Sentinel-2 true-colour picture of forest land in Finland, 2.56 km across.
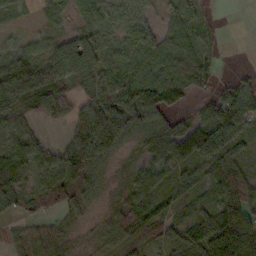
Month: October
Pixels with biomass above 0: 81%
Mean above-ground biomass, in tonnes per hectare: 59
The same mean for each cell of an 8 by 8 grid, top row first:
17 23 28 61 46 45 17 0
31 45 108 64 84 54 25 0
127 85 60 110 99 58 37 32
68 61 65 126 107 17 51 130
45 26 137 138 37 56 89 60
55 40 104 14 48 43 44 63
45 41 37 35 72 38 36 95
30 61 16 46 31 45 116 146
